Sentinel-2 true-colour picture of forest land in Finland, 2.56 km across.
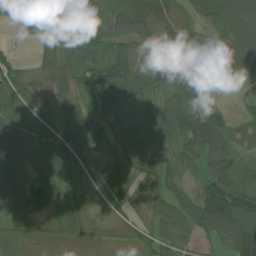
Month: July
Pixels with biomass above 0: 91%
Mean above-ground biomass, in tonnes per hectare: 66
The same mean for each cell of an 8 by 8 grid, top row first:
21 65 91 72 112 60 53 78
13 54 92 76 74 74 87 85
69 58 70 99 82 82 56 50
62 46 55 42 24 92 75 26
113 72 122 56 53 70 97 50
84 89 69 80 67 59 74 55
73 74 57 39 35 65 129 115
45 29 31 24 35 48 35 107
